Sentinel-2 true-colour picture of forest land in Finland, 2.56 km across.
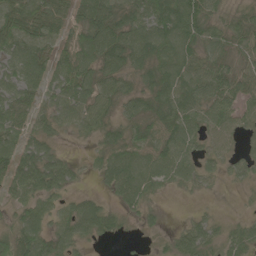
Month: June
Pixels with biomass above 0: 82%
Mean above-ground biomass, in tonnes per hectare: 45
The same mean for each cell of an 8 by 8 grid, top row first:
69 65 48 72 56 87 56 24
54 36 67 83 70 75 50 40
49 44 67 48 38 67 65 51
54 39 56 37 49 65 48 44
48 38 6 48 58 62 32 18
57 79 16 58 50 37 21 18
29 28 42 26 27 0 5 3
68 50 31 15 4 33 37 47
